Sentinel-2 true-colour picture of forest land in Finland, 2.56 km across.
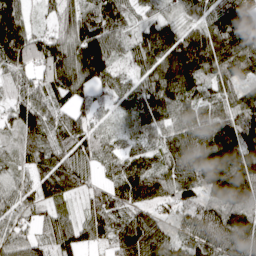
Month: April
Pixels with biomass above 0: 96%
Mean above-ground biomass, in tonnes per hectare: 102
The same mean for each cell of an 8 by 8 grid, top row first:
97 34 114 133 51 54 77 165
150 127 174 96 115 158 154 135
71 99 143 90 89 179 106 92
88 82 61 35 109 98 96 117
59 86 92 56 61 112 147 175
51 98 73 67 136 129 185 175
60 56 37 100 76 66 118 154
70 58 70 77 146 81 154 140
